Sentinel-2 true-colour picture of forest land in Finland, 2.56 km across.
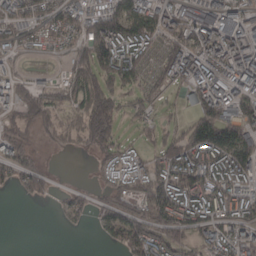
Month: March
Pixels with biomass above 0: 73%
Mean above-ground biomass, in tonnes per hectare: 97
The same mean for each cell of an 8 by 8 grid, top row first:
86 89 97 156 136 100 127 103
62 46 96 182 114 115 102 139
66 21 117 149 72 89 150 139
96 107 100 150 90 29 152 116
104 27 53 105 43 151 217 159
96 67 3 72 106 140 150 127
1 5 62 92 143 169 121 109
0 0 0 51 150 112 84 122
